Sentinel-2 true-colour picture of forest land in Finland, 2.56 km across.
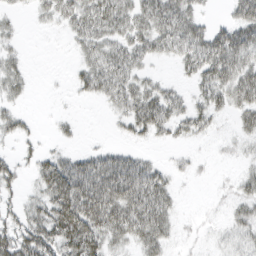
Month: March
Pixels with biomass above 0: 64%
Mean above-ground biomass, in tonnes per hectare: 31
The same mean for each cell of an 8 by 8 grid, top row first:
11 19 44 51 44 58 11 42
14 0 22 35 34 41 59 64
30 1 22 45 26 11 41 55
21 1 2 15 61 33 33 33
15 5 7 8 12 14 5 12
23 53 68 72 57 13 3 14
20 50 86 71 62 17 2 21
51 57 78 38 43 12 4 24
